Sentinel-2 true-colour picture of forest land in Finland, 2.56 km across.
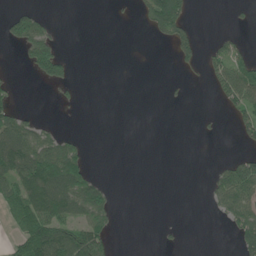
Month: June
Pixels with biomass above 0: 28%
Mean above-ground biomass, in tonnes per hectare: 35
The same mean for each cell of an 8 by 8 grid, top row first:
61 19 0 1 28 114 0 6
16 81 0 0 0 45 16 23
8 57 8 0 0 4 17 94
39 0 2 0 0 0 2 45
139 80 29 0 0 0 0 12
98 155 98 2 0 0 11 121
66 126 99 38 0 0 9 80
36 124 111 38 0 5 0 42
